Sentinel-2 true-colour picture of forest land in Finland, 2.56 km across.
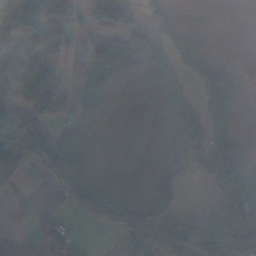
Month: November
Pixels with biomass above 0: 56%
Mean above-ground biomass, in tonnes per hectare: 44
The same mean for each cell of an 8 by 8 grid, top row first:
64 147 23 78 24 18 0 0
49 57 8 33 86 49 6 0
107 124 20 18 7 33 70 23
92 85 26 5 2 40 47 19
109 63 34 5 4 51 61 42
41 25 37 12 8 51 43 104
0 6 24 56 20 53 43 110
0 31 8 1 127 78 120 100
